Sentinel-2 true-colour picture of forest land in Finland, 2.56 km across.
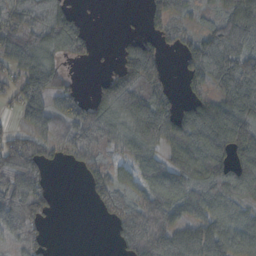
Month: October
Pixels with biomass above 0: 72%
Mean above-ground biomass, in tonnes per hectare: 87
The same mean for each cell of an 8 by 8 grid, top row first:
90 69 22 0 29 85 54 128
122 105 54 7 104 42 152 152
75 126 9 84 117 12 109 186
42 101 84 104 136 69 121 169
90 77 116 75 88 84 136 127
154 30 34 78 93 127 116 121
165 56 0 77 95 113 88 72
83 24 0 22 135 122 117 94
